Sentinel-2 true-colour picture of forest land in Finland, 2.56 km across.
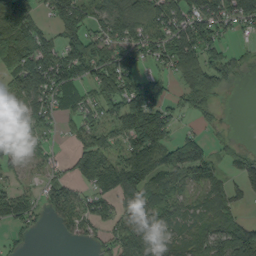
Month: September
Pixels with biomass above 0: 71%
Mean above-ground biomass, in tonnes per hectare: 85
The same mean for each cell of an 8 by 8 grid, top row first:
146 55 130 126 88 125 145 117
128 88 142 126 92 141 109 28
76 132 103 123 85 55 139 26
75 86 74 97 237 48 44 0
79 19 73 77 183 91 45 20
29 25 72 139 127 92 72 60
110 43 81 72 94 51 60 29
28 0 36 61 78 49 86 182
